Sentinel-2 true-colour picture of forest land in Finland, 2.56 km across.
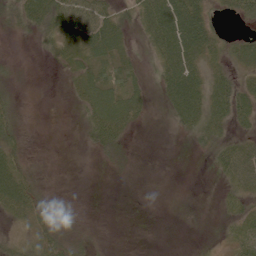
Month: June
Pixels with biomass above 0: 61%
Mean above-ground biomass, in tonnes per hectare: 26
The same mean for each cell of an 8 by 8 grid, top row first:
33 57 69 44 49 95 40 29
1 15 39 51 14 97 52 28
8 0 32 40 14 88 46 25
18 0 13 62 18 47 56 42
24 1 4 33 0 1 24 30
54 3 0 4 2 1 4 46
50 18 2 0 1 5 1 22
18 37 16 3 1 1 7 32
